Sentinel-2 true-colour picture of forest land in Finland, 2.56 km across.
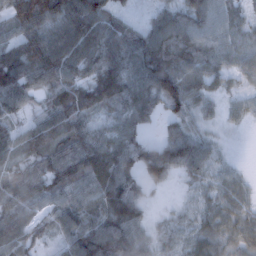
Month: February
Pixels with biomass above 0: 90%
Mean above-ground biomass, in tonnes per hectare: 65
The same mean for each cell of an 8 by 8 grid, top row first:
86 116 132 57 20 72 64 31
89 129 100 88 102 100 55 39
110 78 62 108 83 98 49 34
43 69 82 51 63 53 20 28
60 80 83 71 63 86 38 1
56 79 83 95 70 40 38 22
69 45 73 82 24 8 37 48
73 28 112 122 44 27 59 60
